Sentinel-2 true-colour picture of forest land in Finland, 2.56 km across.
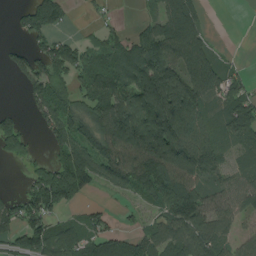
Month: August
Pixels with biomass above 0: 70%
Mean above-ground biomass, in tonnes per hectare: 92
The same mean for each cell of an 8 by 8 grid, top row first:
35 121 4 16 23 147 20 0
27 86 60 68 121 151 67 2
21 132 62 112 151 146 140 51
37 89 88 141 188 186 80 104
96 51 111 156 188 179 113 54
2 125 172 138 203 199 108 49
67 93 34 16 31 137 119 69
75 117 84 82 71 124 122 58
